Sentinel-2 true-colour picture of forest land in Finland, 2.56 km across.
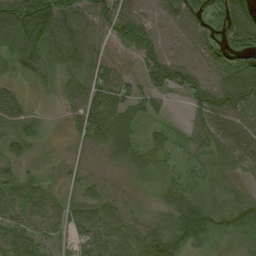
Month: August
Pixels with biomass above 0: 87%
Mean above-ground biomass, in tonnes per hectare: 46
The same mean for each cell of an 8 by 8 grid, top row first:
90 92 54 71 63 89 57 97
59 60 61 36 71 52 69 60
23 25 46 53 47 81 63 98
51 11 53 56 28 3 79 74
47 14 16 36 26 22 44 59
41 21 24 5 19 18 22 22
44 39 52 33 7 57 51 47
47 30 31 41 52 69 37 26
